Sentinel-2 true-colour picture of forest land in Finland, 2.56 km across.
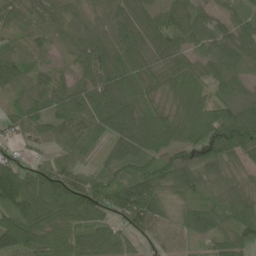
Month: June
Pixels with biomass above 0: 94%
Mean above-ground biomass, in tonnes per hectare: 81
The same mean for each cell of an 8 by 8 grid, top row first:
42 41 42 69 73 52 41 47
36 24 54 99 104 75 51 74
79 42 46 98 101 132 84 45
45 74 84 101 112 92 130 110
46 44 68 61 116 106 122 132
137 112 67 72 109 88 47 44
121 120 141 81 128 46 73 96
154 142 125 86 38 39 56 86
